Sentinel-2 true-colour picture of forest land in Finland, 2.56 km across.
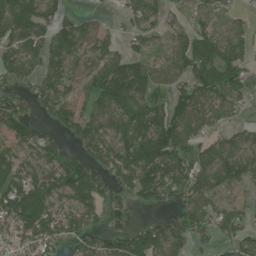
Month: July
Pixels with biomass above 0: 77%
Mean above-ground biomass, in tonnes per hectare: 89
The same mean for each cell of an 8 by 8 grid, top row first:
142 92 45 22 82 28 63 31
94 106 85 45 46 76 143 83
67 88 74 157 113 75 154 98
105 66 89 124 104 98 107 41
99 64 75 110 128 130 67 81
95 96 130 79 134 121 118 93
157 96 102 36 27 68 96 56
77 101 68 88 136 108 45 74
